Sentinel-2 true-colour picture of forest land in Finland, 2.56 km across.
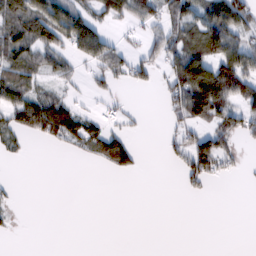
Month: February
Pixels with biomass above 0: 43%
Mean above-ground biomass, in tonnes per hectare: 41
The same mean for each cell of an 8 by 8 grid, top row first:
102 115 84 70 56 56 71 71
91 69 95 54 35 64 92 77
82 31 15 33 28 85 166 93
73 111 42 12 5 46 133 69
29 19 42 76 2 34 82 29
1 0 0 11 4 9 57 8
12 0 0 0 0 0 0 0
2 0 0 0 0 0 0 0
